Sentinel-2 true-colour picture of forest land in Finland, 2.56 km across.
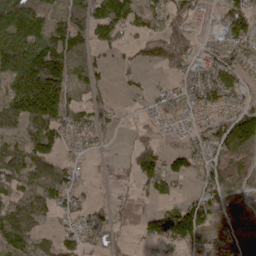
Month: April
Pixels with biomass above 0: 73%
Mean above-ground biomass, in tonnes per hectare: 74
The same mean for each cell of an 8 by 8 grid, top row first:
134 61 96 147 72 63 25 91
170 153 82 39 53 83 38 62
169 216 72 17 14 28 85 51
146 180 75 34 16 52 54 72
89 107 37 8 45 10 65 119
102 111 30 10 82 79 56 51
91 75 45 35 28 75 104 57
107 27 60 36 36 106 65 121
